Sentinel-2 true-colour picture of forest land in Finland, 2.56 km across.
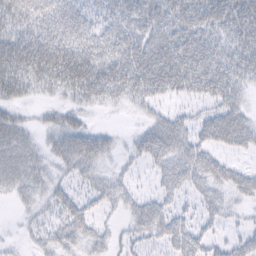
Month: February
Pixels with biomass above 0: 74%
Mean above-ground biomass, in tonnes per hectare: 31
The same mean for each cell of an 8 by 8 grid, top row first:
37 36 30 26 36 44 45 46
43 47 38 35 40 46 39 36
43 35 51 45 49 53 47 30
21 15 24 5 14 16 26 31
33 20 48 19 38 43 34 34
31 21 27 18 9 43 38 25
10 21 34 17 35 25 27 11
5 26 26 17 25 47 27 24
